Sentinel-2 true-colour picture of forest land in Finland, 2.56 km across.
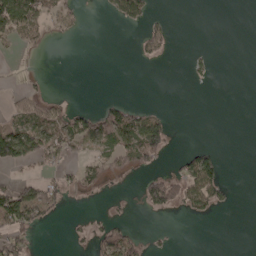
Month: April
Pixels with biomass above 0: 25%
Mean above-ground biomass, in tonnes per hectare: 24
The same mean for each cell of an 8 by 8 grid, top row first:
122 50 17 17 36 1 0 0
15 6 0 0 23 3 2 0
2 5 0 0 0 0 9 0
38 39 30 54 30 1 0 0
107 75 43 62 113 4 9 0
14 19 28 21 25 42 87 6
94 49 1 3 22 40 42 1
59 0 8 65 16 2 0 0
